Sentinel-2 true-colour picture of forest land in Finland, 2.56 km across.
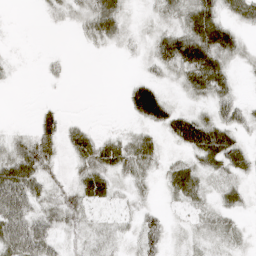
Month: April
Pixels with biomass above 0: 72%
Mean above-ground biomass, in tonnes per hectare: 28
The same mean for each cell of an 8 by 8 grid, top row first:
0 9 24 50 9 33 58 33
2 1 4 10 12 70 75 30
4 7 0 0 26 23 67 10
0 19 1 0 56 34 25 34
29 47 43 39 39 24 71 32
70 34 35 36 25 38 27 23
72 32 39 15 17 12 25 20
73 47 18 19 36 9 18 13
